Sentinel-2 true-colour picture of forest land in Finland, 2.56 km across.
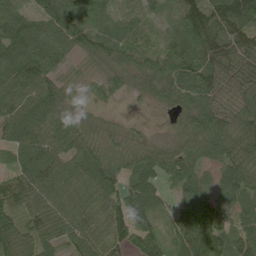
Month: May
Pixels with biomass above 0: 95%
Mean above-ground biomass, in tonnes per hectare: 89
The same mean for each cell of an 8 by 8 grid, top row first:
90 108 109 68 55 77 112 145
141 127 75 103 70 97 108 89
131 88 26 64 73 123 95 64
106 117 59 15 8 67 104 83
101 102 93 43 42 63 135 93
72 116 93 96 113 118 62 113
75 76 76 87 126 73 118 87
99 63 81 101 99 79 116 100
